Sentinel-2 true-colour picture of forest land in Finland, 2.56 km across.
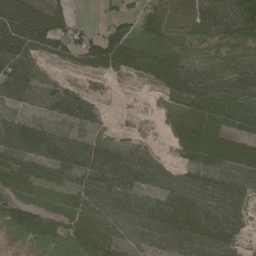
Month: May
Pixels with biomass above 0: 80%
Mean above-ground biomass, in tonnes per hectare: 55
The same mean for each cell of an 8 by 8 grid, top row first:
119 106 9 38 50 50 77 107
84 53 68 103 49 27 18 35
66 13 6 11 26 66 50 50
22 18 49 3 1 42 92 78
87 69 46 35 16 45 113 72
75 46 52 71 58 44 51 53
77 23 60 72 64 83 68 42
50 109 101 59 44 65 83 30
